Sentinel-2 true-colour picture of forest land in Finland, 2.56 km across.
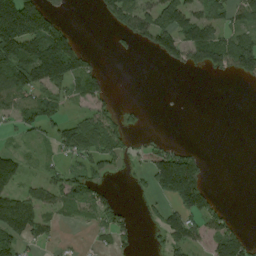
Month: August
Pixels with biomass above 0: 45%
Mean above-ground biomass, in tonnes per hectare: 61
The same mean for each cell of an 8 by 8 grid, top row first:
218 90 0 78 77 118 79 54
180 199 57 6 27 98 149 109
147 151 92 7 0 0 6 40
49 60 22 39 12 0 0 0
13 25 92 66 34 29 1 0
92 29 49 21 37 339 41 0
147 56 42 48 13 86 88 1
79 28 6 42 9 90 65 77
